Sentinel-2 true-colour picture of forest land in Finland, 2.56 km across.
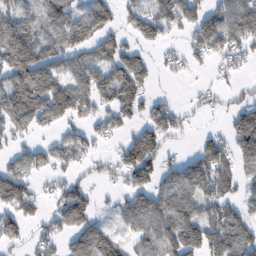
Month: February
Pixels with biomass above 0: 66%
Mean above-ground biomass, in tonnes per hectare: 87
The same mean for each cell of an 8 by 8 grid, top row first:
85 93 88 64 99 126 95 143
190 94 76 85 52 29 107 88
109 171 110 114 83 14 16 26
143 145 86 87 74 67 32 84
48 53 84 30 159 26 83 118
102 42 39 47 109 82 126 52
102 36 136 31 109 139 82 60
66 64 95 85 77 148 134 110
